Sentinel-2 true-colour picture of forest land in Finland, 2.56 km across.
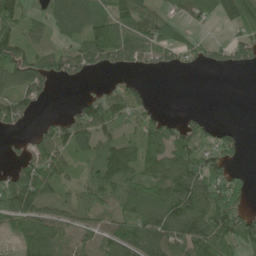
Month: June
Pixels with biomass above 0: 68%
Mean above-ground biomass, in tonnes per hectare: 77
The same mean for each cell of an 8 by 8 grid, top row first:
104 60 101 99 87 45 58 127
127 45 93 177 88 66 46 78
80 67 26 11 11 0 0 0
86 7 70 92 48 9 11 0
19 101 96 90 110 97 69 53
90 101 40 143 88 111 138 32
139 64 59 52 116 155 161 88
45 87 38 77 133 119 161 114
